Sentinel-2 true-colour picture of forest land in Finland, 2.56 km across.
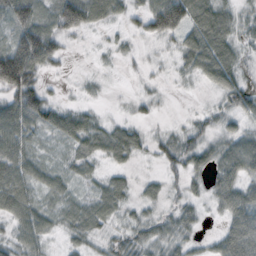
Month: October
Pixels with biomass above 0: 83%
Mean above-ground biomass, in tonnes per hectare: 39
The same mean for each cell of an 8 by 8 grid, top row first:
69 37 84 38 46 98 78 32
80 75 6 13 8 27 86 36
134 19 7 3 9 11 33 37
76 54 31 5 15 2 18 43
54 14 39 57 26 50 34 45
54 31 24 29 12 23 36 54
55 31 42 44 24 28 17 63
36 23 32 29 41 39 14 73
